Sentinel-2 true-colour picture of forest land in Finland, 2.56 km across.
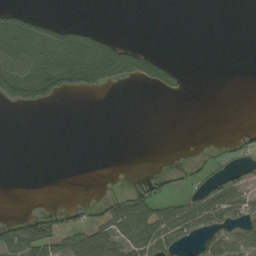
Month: September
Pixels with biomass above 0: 30%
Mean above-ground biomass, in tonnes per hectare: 26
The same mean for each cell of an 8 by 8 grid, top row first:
52 15 0 0 0 0 0 0
72 72 107 86 29 0 0 0
106 103 85 65 54 28 0 0
7 2 0 0 0 0 0 0
0 0 0 0 0 0 3 22
0 0 0 1 12 10 26 18
0 14 20 46 58 40 47 36
75 83 69 64 61 46 31 26
